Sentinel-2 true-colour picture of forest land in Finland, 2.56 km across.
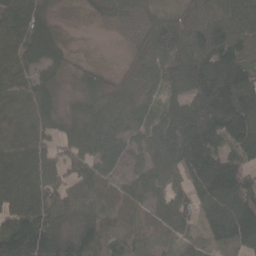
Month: April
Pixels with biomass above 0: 87%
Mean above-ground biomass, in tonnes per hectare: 79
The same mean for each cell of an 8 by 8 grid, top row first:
91 57 8 67 84 71 90 92
82 106 3 4 64 111 111 97
63 47 31 19 66 94 174 154
64 69 56 76 73 108 133 162
77 47 79 83 62 113 132 107
98 74 73 32 63 63 143 104
81 95 80 25 29 54 72 133
153 128 111 30 30 31 40 84
